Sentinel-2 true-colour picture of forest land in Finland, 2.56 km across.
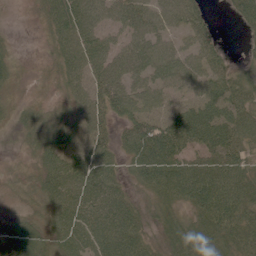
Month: June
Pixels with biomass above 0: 86%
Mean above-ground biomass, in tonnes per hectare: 51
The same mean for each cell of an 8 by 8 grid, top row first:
2 42 75 54 60 54 23 49
11 18 66 51 60 39 47 11
21 13 43 70 50 55 62 61
20 30 39 54 65 64 78 66
10 51 37 45 91 85 69 55
14 59 77 48 58 87 92 66
18 40 67 70 26 39 80 71
65 45 70 78 44 56 60 62
